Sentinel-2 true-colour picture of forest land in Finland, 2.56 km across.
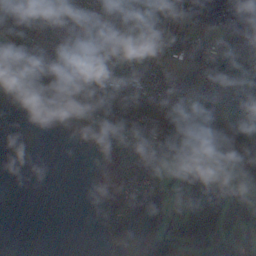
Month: November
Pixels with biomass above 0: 59%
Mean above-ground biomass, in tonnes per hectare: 56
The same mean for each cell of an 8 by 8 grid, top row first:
104 50 39 96 38 0 2 20
93 93 57 51 49 54 61 93
22 105 129 99 58 58 74 92
0 70 64 90 66 89 95 99
0 0 17 60 33 83 14 61
0 0 0 52 59 24 132 17
0 0 0 62 122 38 185 67
0 0 0 97 127 64 81 57
